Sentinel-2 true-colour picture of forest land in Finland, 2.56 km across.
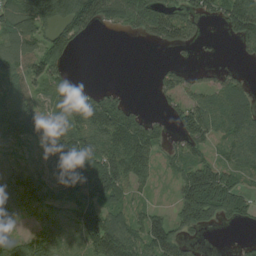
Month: August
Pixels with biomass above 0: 71%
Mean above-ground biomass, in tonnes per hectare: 72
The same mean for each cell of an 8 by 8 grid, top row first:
95 123 159 87 114 89 49 142
89 87 15 0 5 38 3 28
74 93 21 1 0 58 23 39
95 94 125 121 27 36 110 102
54 87 127 110 123 41 53 108
88 72 89 127 56 53 137 59
72 52 66 72 37 69 126 79
45 78 74 134 98 81 6 11
